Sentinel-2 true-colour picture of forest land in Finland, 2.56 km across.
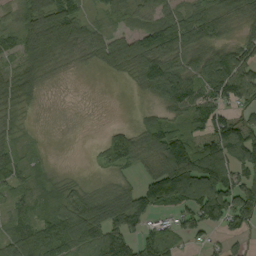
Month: September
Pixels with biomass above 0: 80%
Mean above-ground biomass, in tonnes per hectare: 74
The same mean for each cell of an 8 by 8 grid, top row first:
45 102 67 43 51 84 91 58
59 76 67 70 101 93 67 70
81 22 2 9 79 121 95 113
43 2 2 0 24 67 102 54
39 4 0 100 90 141 108 162
65 27 5 30 48 210 189 100
45 51 82 128 117 88 148 121
89 138 135 115 71 50 29 29
